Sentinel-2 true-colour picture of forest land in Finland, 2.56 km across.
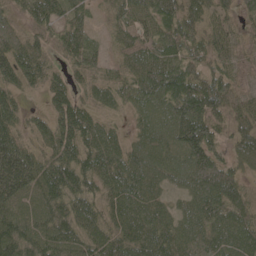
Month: May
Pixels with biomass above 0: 91%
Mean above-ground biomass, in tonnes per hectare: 58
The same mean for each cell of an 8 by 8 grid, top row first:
27 59 35 34 56 69 56 33
60 30 67 22 61 66 57 34
54 47 27 35 70 84 64 24
45 42 63 21 35 74 83 54
58 43 71 48 45 56 83 55
107 81 79 58 61 42 97 45
71 69 61 59 56 36 85 66
101 78 59 63 72 58 62 77
